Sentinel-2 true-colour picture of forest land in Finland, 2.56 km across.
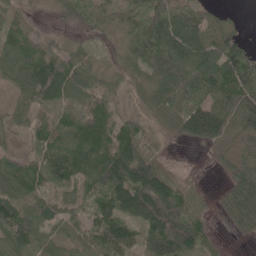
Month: May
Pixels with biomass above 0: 86%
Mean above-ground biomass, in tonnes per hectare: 67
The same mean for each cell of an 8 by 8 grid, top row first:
38 4 26 39 67 66 50 5
70 54 33 10 83 109 107 64
60 127 79 25 49 112 109 93
49 36 48 45 40 79 93 111
15 71 94 83 59 19 40 67
81 89 67 126 128 34 5 89
79 61 39 102 136 118 30 97
95 50 44 106 74 146 48 12
